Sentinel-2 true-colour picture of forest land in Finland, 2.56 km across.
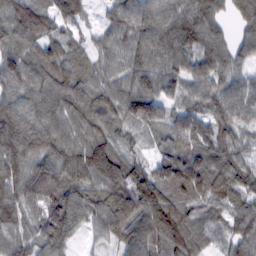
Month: February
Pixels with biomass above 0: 94%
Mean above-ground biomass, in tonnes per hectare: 90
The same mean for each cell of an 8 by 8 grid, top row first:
90 75 53 58 92 107 97 63
90 68 54 74 96 113 101 62
105 93 96 78 107 91 89 65
110 99 96 90 115 66 78 90
130 107 113 76 30 86 98 73
109 117 112 116 83 143 129 91
94 105 95 111 121 105 64 65
97 92 27 56 123 106 55 86
